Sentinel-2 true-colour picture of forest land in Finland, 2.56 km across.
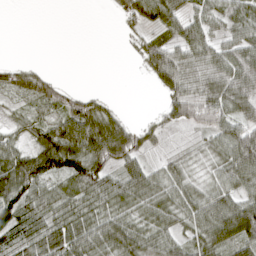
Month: April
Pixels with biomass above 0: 72%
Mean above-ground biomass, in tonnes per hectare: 52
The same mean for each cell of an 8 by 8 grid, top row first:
0 0 0 9 61 53 55 62
0 0 0 0 42 62 64 70
37 35 0 0 8 83 87 95
15 38 71 27 2 57 73 56
39 78 99 120 34 4 32 113
102 72 94 56 60 46 30 77
91 57 54 58 56 59 69 85
56 89 80 88 71 48 70 74
